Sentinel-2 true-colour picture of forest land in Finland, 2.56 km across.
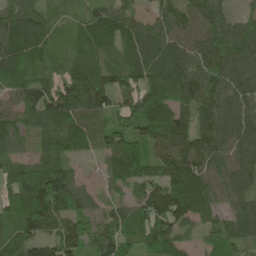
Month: May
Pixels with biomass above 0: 92%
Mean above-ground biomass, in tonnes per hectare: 90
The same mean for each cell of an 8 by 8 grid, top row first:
115 48 40 92 41 94 100 49
119 64 49 63 97 105 106 113
115 62 105 78 107 108 114 95
82 113 103 91 119 93 86 110
36 51 78 107 102 112 103 107
79 146 33 59 99 117 92 109
94 161 79 44 104 157 61 65
79 105 93 106 93 95 54 78
